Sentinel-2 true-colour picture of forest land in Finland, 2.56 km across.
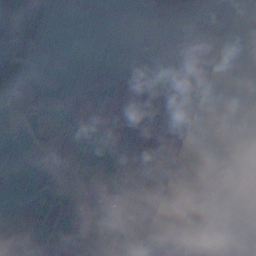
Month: December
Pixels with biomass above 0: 40%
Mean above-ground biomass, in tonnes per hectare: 48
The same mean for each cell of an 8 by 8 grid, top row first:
153 35 0 0 8 25 1 0
159 0 0 0 6 0 0 0
102 53 0 1 49 17 0 0
86 84 30 6 78 55 0 0
136 47 95 50 67 98 10 0
99 55 59 142 43 131 35 0
163 59 62 91 125 100 30 0
55 21 26 105 101 69 53 0
